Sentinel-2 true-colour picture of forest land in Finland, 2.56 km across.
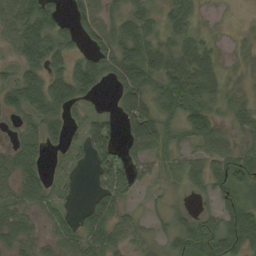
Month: September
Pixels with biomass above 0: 78%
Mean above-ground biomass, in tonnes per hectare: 45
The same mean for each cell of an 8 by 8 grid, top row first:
53 71 40 31 33 77 10 1
46 87 29 63 78 43 28 9
58 74 77 40 87 56 47 10
51 73 30 29 82 47 43 30
30 40 35 64 62 38 50 28
52 30 13 68 27 27 59 59
47 34 18 55 11 17 19 55
43 21 51 53 20 50 71 72
